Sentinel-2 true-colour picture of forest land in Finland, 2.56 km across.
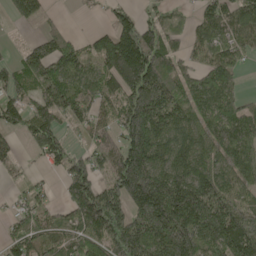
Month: May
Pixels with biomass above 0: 78%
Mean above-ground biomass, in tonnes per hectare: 114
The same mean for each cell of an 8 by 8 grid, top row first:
73 31 6 52 44 27 97 126
19 97 63 176 193 65 92 88
84 117 119 132 215 117 97 42
91 124 89 76 231 136 105 106
32 107 28 85 236 132 109 156
23 20 139 119 248 145 140 110
36 59 142 150 220 218 181 124
72 82 140 153 173 250 153 186
